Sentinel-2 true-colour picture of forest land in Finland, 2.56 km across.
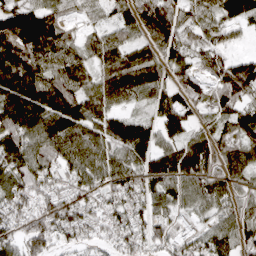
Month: April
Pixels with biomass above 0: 88%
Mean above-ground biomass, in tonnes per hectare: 87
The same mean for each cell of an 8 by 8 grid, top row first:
126 97 45 38 105 91 67 87
74 117 62 89 62 93 73 16
150 119 84 82 86 63 70 152
148 149 111 77 44 104 47 94
115 114 109 94 97 79 92 91
110 82 92 94 101 108 101 60
81 86 84 67 76 73 67 64
85 116 58 54 81 78 82 75
